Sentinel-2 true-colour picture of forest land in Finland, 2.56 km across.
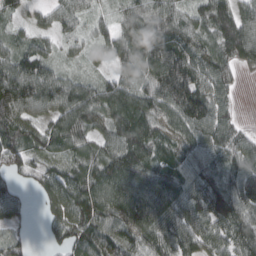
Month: March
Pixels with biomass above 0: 89%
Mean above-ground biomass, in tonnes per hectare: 87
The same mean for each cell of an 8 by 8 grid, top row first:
37 44 60 40 103 74 104 101
58 46 35 73 126 104 77 110
136 108 52 62 94 163 95 28
93 71 101 95 112 125 121 22
86 73 72 95 133 86 101 77
58 59 82 129 111 86 90 94
55 37 111 108 151 100 139 100
48 23 93 96 102 102 93 95
